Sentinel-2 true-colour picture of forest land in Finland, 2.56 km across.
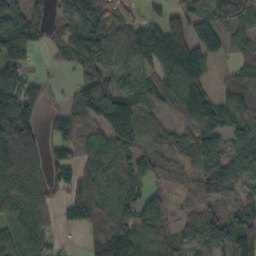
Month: October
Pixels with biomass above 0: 82%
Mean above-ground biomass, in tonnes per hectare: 88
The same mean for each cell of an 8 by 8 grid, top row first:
113 69 136 78 46 68 75 88
97 43 130 95 126 128 91 52
111 20 62 74 61 114 62 67
161 25 84 165 63 53 135 102
160 60 91 119 58 58 119 72
123 67 105 95 77 39 137 71
75 55 132 122 96 32 75 74
83 51 15 198 100 82 106 87
